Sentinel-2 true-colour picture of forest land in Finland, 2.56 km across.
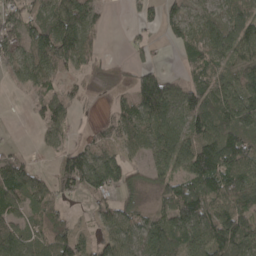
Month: April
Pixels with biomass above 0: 77%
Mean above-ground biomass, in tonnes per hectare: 73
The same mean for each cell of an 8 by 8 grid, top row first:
62 78 119 8 32 54 51 82
73 114 114 2 26 37 102 104
32 62 30 21 74 30 83 92
1 64 16 37 102 95 136 124
10 31 27 55 69 91 140 123
82 29 128 103 36 76 154 116
65 62 11 55 34 123 120 105
87 79 79 61 74 108 123 140
